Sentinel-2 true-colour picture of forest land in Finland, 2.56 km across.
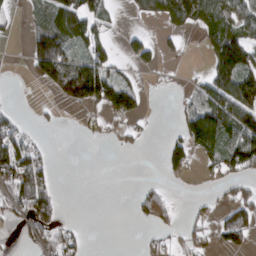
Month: March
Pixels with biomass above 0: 42%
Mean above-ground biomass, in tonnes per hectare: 52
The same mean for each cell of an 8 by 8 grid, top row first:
11 71 118 24 39 101 94 93
1 153 59 37 52 20 38 136
0 80 207 102 10 5 57 137
28 7 16 73 26 19 121 145
108 11 2 9 9 48 95 126
126 59 0 0 1 24 18 54
55 78 0 0 56 19 16 78
10 59 30 0 12 19 39 59
